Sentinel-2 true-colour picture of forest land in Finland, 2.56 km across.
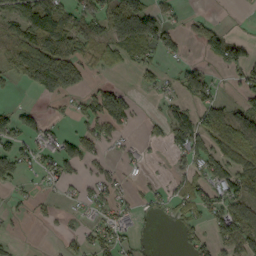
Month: September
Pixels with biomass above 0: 49%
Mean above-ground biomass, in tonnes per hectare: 48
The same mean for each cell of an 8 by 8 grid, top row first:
81 135 71 91 107 26 15 3
59 135 78 63 86 41 39 43
35 132 64 13 20 32 47 38
41 12 34 88 6 43 67 46
56 47 57 25 22 56 63 80
65 31 25 24 11 21 65 79
13 9 18 43 21 31 62 83
11 0 27 54 13 9 40 92
